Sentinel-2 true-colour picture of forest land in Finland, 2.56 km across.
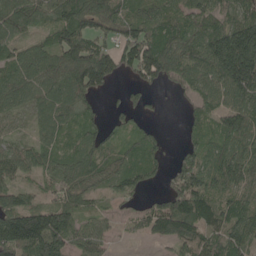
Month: May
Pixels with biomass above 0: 85%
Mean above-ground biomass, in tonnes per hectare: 78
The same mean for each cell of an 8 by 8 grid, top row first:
88 63 91 100 71 77 77 84
55 62 143 64 139 96 113 202
67 76 122 52 70 62 90 166
41 54 82 21 33 5 66 101
42 48 60 54 52 8 74 83
59 46 73 65 64 72 93 94
109 104 66 21 40 137 125 89
142 155 75 34 24 91 96 85
